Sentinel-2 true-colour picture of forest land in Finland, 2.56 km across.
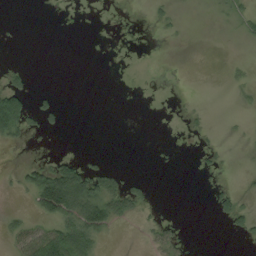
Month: August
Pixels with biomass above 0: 18%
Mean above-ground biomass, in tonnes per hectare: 14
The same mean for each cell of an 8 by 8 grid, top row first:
0 0 0 0 1 6 1 16
1 0 0 0 0 0 0 1
13 0 0 0 0 0 0 8
95 18 0 0 0 1 3 5
10 2 0 0 0 1 4 1
7 74 75 28 4 0 4 1
5 98 73 60 13 1 6 28
28 79 72 5 4 22 0 6
